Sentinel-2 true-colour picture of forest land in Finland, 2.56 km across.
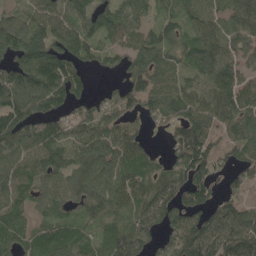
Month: May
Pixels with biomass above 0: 85%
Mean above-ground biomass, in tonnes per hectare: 96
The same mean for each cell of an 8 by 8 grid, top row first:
61 104 104 105 68 83 98 108
143 154 110 69 104 103 109 87
126 150 75 18 110 78 99 90
121 92 56 73 70 83 97 121
126 110 89 110 60 86 104 87
116 99 104 116 104 106 111 51
89 64 68 98 119 100 81 79
74 93 86 96 84 95 140 151
